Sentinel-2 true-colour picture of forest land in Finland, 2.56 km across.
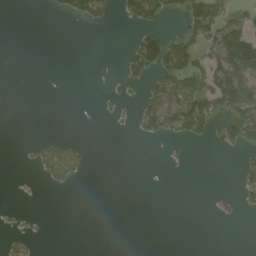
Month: August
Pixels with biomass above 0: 21%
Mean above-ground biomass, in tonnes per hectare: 22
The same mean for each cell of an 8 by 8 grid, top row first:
0 4 36 18 76 16 119 34
0 0 0 0 69 78 54 114
0 0 0 4 32 67 81 85
0 0 0 7 51 95 75 67
1 31 14 0 5 13 16 59
1 39 17 0 0 0 0 23
3 0 0 0 0 0 1 19
13 1 0 0 0 0 0 0
